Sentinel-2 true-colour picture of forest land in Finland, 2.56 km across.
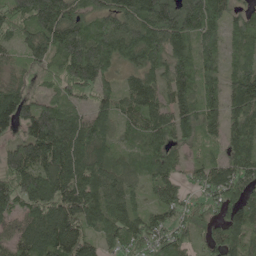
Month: May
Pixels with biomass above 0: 91%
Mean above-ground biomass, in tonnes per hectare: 114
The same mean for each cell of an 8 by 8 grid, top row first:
122 177 96 124 146 159 153 63
59 118 163 125 147 122 72 74
61 69 166 61 116 116 78 128
141 131 81 100 130 104 90 124
87 215 176 86 90 76 48 113
166 157 167 117 80 90 95 119
102 156 179 130 76 104 68 126
106 163 156 88 116 88 59 93
